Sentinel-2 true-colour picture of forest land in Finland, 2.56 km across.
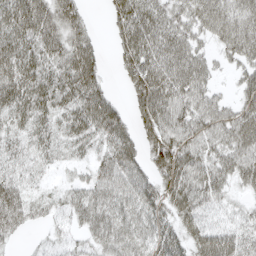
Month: April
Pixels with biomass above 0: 84%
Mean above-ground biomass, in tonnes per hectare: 50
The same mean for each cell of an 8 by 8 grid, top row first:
69 69 35 33 73 49 62 60
61 61 63 19 78 65 27 62
69 61 76 9 81 71 39 30
53 50 62 56 59 63 58 49
34 40 38 54 48 66 53 64
35 13 18 56 48 73 56 42
60 24 43 56 50 56 39 20
14 16 21 52 47 45 69 49
